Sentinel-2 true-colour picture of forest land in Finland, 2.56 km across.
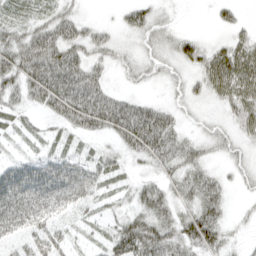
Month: April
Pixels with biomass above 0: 77%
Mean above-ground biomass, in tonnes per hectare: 44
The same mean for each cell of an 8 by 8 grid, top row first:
32 38 27 4 45 10 5 15
64 82 55 32 26 39 34 54
62 85 77 17 20 17 55 86
30 40 98 93 63 29 14 53
11 21 19 27 84 54 33 25
69 72 56 33 25 43 43 21
83 62 31 20 48 44 69 7
32 54 15 55 103 68 67 13
